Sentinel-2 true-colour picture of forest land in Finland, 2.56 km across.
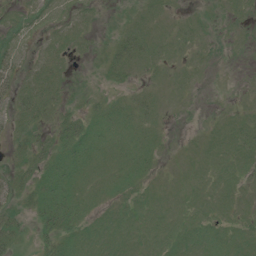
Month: July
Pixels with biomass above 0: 72%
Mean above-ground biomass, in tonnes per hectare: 10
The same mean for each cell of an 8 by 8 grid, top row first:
5 8 9 2 7 4 6 8
11 9 6 9 14 6 5 3
18 14 2 7 6 5 2 1
18 14 11 11 10 3 1 5
10 17 28 13 10 2 6 11
13 21 15 11 8 4 7 8
13 33 16 7 7 6 7 6
17 21 15 11 8 9 9 8
